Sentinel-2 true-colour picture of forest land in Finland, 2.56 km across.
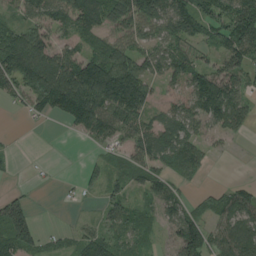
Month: August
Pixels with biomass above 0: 71%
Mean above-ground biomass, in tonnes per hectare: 72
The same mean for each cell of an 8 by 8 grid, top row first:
37 81 99 80 114 135 99 137
112 84 50 73 64 71 50 139
97 139 154 193 92 59 122 86
18 56 144 124 75 69 131 81
7 0 9 59 86 102 37 5
6 7 29 44 70 51 10 7
93 0 5 55 35 75 47 114
117 19 55 61 37 87 104 130
